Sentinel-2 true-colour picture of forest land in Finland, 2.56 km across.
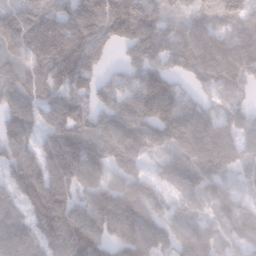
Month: January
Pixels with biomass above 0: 90%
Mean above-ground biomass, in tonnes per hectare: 115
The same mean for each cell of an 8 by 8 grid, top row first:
72 99 166 217 125 65 90 89
106 145 175 89 138 105 143 116
101 122 157 73 137 97 91 105
104 98 126 128 177 184 95 83
118 95 153 115 128 141 167 92
91 124 121 81 75 104 126 55
62 165 109 147 111 55 67 103
93 90 167 121 152 104 112 77
